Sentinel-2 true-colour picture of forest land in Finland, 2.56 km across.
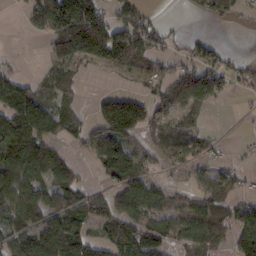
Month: February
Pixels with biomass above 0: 63%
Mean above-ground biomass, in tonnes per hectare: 73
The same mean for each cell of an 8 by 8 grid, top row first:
2 128 189 65 46 2 44 34
1 47 168 183 87 20 50 2
74 38 23 6 33 88 109 34
159 111 36 157 102 66 26 6
116 78 35 125 43 92 34 6
104 112 39 82 73 10 38 28
94 103 111 95 98 54 89 53
83 142 129 94 126 52 74 99
